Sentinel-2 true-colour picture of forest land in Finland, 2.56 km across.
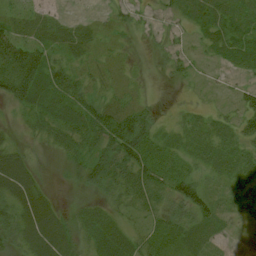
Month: July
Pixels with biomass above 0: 80%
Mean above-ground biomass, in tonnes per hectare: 29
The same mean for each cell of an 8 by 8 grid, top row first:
16 15 5 14 11 15 16 19
75 34 18 8 5 20 15 23
89 45 32 10 3 10 5 9
16 29 44 49 34 7 8 37
21 19 34 69 55 15 19 31
70 11 27 63 53 36 17 23
60 55 12 20 33 50 45 17
39 78 33 19 25 24 18 5
